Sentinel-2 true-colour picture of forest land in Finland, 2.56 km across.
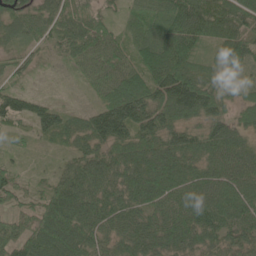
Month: June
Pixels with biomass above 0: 93%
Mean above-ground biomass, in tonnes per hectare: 76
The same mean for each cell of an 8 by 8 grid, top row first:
67 65 73 31 48 102 117 100
40 32 73 59 62 108 47 97
34 3 17 77 82 136 66 38
80 66 32 125 119 108 98 37
15 21 51 99 91 93 94 75
52 24 92 81 113 101 80 93
43 92 114 93 88 91 114 109
87 110 101 63 93 97 80 79
